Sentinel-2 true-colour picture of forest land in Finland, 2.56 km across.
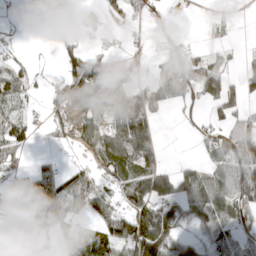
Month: April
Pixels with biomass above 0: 56%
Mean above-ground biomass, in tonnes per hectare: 58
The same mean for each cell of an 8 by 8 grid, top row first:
4 65 27 24 21 4 15 3
15 10 52 22 21 21 28 9
77 16 142 158 34 121 122 36
47 41 56 86 122 9 25 47
73 16 35 96 106 0 35 123
29 47 37 51 98 91 61 125
84 127 39 45 105 80 108 86
51 16 60 91 168 69 50 54
